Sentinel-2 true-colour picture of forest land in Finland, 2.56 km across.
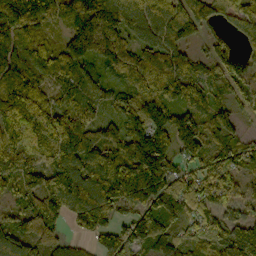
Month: October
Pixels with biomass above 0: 92%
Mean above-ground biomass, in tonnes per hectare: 134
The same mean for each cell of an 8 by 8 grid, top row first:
176 134 174 179 156 169 117 81
147 106 162 151 107 125 62 68
132 94 58 50 101 116 72 81
211 172 121 70 154 122 121 56
218 192 193 151 221 153 97 97
126 146 193 213 265 137 117 89
79 188 195 146 164 176 104 90
136 133 46 124 160 127 126 135
